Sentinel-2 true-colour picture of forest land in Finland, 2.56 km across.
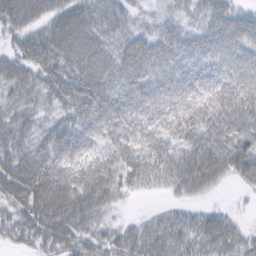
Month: February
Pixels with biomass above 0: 90%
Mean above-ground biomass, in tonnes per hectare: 42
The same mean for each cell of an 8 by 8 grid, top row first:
51 41 49 37 16 21 34 28
31 57 57 38 47 44 40 40
49 48 59 43 42 43 49 49
35 25 50 52 46 62 61 55
38 39 45 44 45 38 52 51
66 62 49 46 38 47 53 31
43 66 47 21 3 18 19 4
45 61 42 36 43 42 50 32
